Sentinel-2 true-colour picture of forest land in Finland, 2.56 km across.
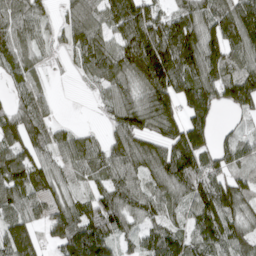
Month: April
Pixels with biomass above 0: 86%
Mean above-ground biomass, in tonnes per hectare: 107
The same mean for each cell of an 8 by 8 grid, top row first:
80 41 87 128 160 105 137 188
96 36 93 92 227 207 141 139
62 24 21 97 148 160 134 162
83 48 0 63 140 106 118 67
102 91 89 80 95 151 82 90
127 102 61 93 92 152 135 90
99 91 103 139 97 62 163 111
172 63 194 118 79 105 127 104
